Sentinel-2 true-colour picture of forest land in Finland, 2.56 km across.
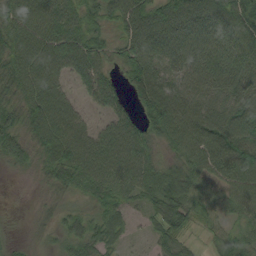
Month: August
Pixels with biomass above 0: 89%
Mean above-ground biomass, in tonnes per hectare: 64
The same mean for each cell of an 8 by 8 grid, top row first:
80 98 62 58 97 99 92 73
76 94 74 51 107 95 80 71
63 91 47 47 106 68 72 88
51 97 41 47 59 102 83 77
63 77 87 84 72 59 101 92
7 36 66 83 76 69 48 76
3 16 21 38 34 77 38 51
10 14 50 37 10 54 19 53
